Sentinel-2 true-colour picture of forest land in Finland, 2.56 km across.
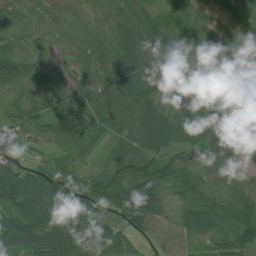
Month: July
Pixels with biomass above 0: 94%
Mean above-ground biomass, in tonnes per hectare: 81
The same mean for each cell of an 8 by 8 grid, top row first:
42 41 42 69 73 52 41 47
36 24 54 99 104 75 51 74
79 42 46 98 101 132 84 45
45 74 84 101 112 92 130 110
46 44 68 61 116 106 122 132
137 112 67 72 109 88 47 44
121 120 141 81 128 46 73 96
154 142 125 86 38 39 56 86
